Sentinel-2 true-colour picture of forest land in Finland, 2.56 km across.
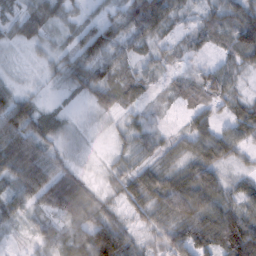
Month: February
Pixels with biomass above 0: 86%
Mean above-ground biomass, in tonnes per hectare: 45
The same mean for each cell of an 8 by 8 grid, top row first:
36 43 24 29 106 43 36 79
14 19 57 61 32 25 29 83
9 9 40 55 38 23 45 24
86 18 3 30 21 9 34 38
84 50 9 14 30 29 66 44
67 74 30 24 50 61 72 25
54 38 69 20 44 81 92 58
6 46 71 120 21 53 72 120
